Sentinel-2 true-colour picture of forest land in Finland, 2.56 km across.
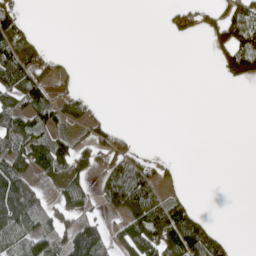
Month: May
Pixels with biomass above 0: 39%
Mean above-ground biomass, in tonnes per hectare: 43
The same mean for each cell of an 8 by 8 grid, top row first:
44 0 0 0 0 43 38 103
94 22 0 0 0 0 24 125
113 67 8 0 0 0 0 38
80 74 50 4 0 0 0 0
66 77 53 78 9 0 0 0
93 54 69 75 94 21 0 0
103 39 64 55 131 81 3 0
67 80 115 43 142 118 96 4
